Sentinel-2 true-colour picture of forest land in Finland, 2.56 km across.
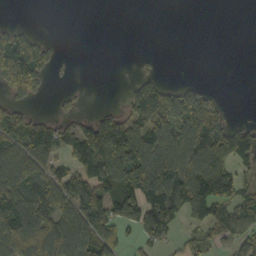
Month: October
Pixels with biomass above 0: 53%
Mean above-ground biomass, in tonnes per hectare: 75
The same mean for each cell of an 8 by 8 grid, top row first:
0 0 0 0 0 0 0 0
106 33 0 0 2 0 0 0
127 36 1 1 42 11 6 0
57 11 22 47 113 126 96 1
110 100 144 236 179 178 179 141
110 81 102 135 183 164 199 70
134 107 127 99 158 145 159 93
104 106 121 96 64 37 43 64
